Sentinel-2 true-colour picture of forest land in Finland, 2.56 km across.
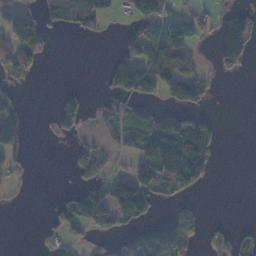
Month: November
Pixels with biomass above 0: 38%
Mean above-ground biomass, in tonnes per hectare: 43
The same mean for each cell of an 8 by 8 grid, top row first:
58 41 69 26 74 54 30 42
105 33 0 5 89 92 7 86
44 0 0 68 107 91 34 5
54 8 47 44 38 51 16 0
41 2 24 20 90 135 62 0
16 0 42 57 71 92 48 0
4 9 106 103 65 31 4 0
0 10 19 30 80 126 26 38
